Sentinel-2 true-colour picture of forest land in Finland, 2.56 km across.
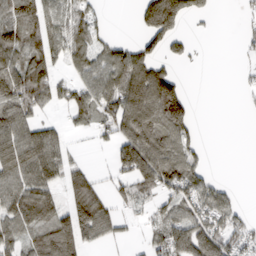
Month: March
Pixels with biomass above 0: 60%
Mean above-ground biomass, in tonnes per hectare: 84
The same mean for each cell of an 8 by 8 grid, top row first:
132 104 85 8 87 148 28 18
149 113 96 79 75 52 1 17
177 101 82 118 179 78 0 13
133 35 109 123 134 164 0 5
129 111 8 67 145 96 9 0
119 102 78 51 139 135 55 0
113 103 159 73 44 93 110 45
79 109 99 46 34 155 133 81
